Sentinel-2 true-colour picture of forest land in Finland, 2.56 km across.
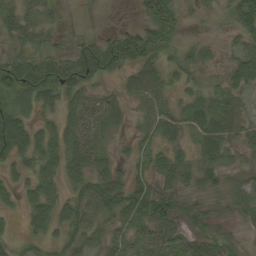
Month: September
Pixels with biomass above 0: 81%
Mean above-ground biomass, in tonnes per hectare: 33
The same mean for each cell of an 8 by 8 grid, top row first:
34 15 5 1 27 37 8 52
26 33 37 46 38 22 13 33
65 63 57 14 55 22 16 45
40 19 42 25 27 22 33 22
67 31 52 11 24 21 35 20
29 38 45 39 33 44 37 17
15 47 45 48 62 40 24 22
21 29 33 32 35 46 36 13
